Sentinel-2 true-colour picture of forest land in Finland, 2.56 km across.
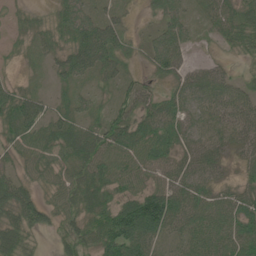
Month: June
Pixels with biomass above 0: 81%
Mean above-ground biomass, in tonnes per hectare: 43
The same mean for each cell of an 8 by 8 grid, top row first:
11 12 48 25 12 42 31 49
7 23 73 65 22 84 8 40
14 10 28 25 20 43 56 22
42 8 28 37 47 44 49 54
31 42 63 63 55 46 52 41
27 33 50 59 43 52 41 17
55 18 48 58 138 71 61 57
57 5 43 94 74 29 61 72
